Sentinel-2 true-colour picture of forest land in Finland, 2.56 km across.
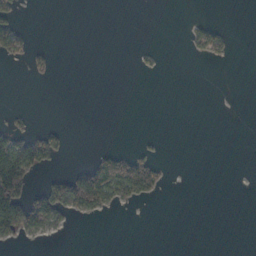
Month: October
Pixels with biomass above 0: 14%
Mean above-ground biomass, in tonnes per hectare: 17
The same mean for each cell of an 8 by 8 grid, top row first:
24 0 0 0 0 0 3 0
43 8 0 0 4 0 52 1
0 6 0 0 0 0 0 0
8 0 0 0 0 0 0 0
80 47 0 1 5 0 0 0
159 16 67 154 116 0 0 0
108 90 69 24 2 0 0 0
21 8 0 0 0 0 0 0
